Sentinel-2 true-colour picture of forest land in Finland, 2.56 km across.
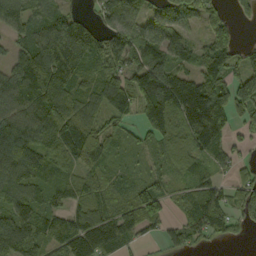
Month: September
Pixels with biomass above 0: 83%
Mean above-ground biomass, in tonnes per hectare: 94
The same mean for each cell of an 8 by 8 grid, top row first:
113 69 41 95 76 129 74 36
67 159 146 117 109 94 88 45
127 213 103 131 142 113 98 103
118 124 95 94 106 122 199 76
153 104 165 72 40 86 121 27
123 96 81 57 43 43 54 47
109 81 90 78 133 26 118 87
125 81 144 105 33 44 44 13
